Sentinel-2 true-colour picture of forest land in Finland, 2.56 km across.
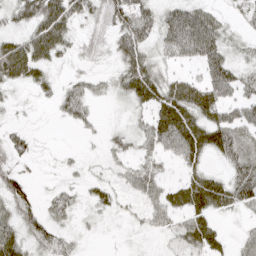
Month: April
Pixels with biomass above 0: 72%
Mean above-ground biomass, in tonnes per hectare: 36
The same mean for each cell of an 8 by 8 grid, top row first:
37 75 35 51 51 60 53 17
52 62 21 29 43 55 85 20
41 24 22 20 64 35 53 41
7 3 36 3 24 80 55 41
30 2 4 20 31 73 60 49
38 3 11 17 46 18 47 51
43 22 14 20 31 51 57 35
52 40 12 2 8 29 56 19
